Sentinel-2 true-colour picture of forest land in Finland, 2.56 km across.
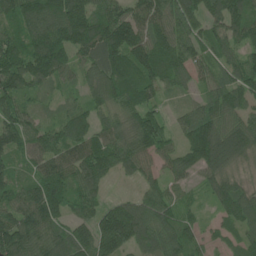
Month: June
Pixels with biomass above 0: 93%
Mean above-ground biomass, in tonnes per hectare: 97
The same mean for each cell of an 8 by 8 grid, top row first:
123 166 153 109 116 106 86 98
107 191 140 167 115 114 83 76
124 85 51 133 113 82 58 94
97 27 73 75 99 31 91 83
97 89 105 100 116 51 162 133
60 108 106 59 63 57 79 47
104 147 82 72 110 73 36 115
148 112 94 132 92 107 33 68
